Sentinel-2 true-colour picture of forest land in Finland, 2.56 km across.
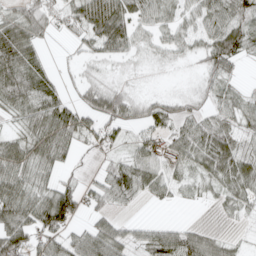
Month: April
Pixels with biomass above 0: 75%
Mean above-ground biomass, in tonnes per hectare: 46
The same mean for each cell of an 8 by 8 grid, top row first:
43 51 70 99 45 39 58 57
82 11 25 62 24 36 62 67
73 43 24 17 6 5 33 20
38 73 58 70 39 40 34 49
50 77 35 33 38 45 78 46
65 38 18 62 64 33 42 67
78 97 50 34 5 7 6 30
73 55 49 65 42 63 44 11
